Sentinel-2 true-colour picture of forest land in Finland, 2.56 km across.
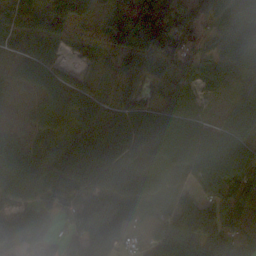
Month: October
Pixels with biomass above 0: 88%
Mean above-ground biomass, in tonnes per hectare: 94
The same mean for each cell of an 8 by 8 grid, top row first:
39 42 90 158 243 109 158 256
28 88 54 113 166 101 106 154
35 82 40 49 80 73 109 47
8 84 88 91 75 75 21 85
73 53 137 148 88 104 108 84
110 64 125 102 47 23 102 116
84 75 98 138 74 96 112 115
76 63 94 94 29 157 144 120
